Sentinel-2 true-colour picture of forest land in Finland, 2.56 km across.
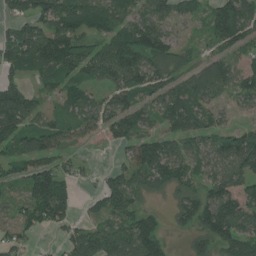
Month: July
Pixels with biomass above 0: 77%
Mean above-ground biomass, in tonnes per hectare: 80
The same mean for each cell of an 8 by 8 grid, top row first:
53 100 123 91 81 60 74 132
97 137 98 92 137 79 31 75
58 61 72 78 101 71 99 61
138 39 69 83 58 98 71 31
62 93 47 65 93 66 63 132
54 146 27 42 74 86 67 105
41 136 22 87 49 53 117 97
47 4 75 107 150 12 123 116
